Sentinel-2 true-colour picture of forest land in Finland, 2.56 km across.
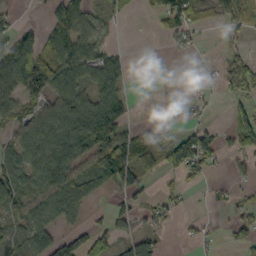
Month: October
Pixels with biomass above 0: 55%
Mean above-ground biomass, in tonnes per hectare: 47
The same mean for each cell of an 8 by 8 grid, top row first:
12 34 65 23 8 92 27 140
64 63 77 22 0 21 3 19
69 90 76 67 0 2 14 99
43 67 96 84 1 11 11 46
51 83 86 99 84 85 64 55
61 77 59 78 33 34 23 17
43 59 37 28 26 20 6 30
51 69 62 41 58 4 11 32
